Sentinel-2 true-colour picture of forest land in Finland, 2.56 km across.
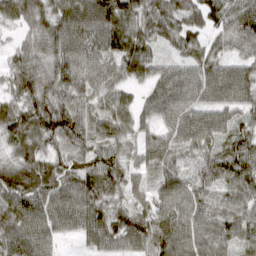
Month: March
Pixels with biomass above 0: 95%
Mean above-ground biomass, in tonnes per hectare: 78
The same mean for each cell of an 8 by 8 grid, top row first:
62 89 112 106 74 68 58 104
33 86 101 89 80 44 51 59
54 86 91 77 56 100 124 123
75 115 75 68 53 95 96 74
69 59 71 60 60 81 84 80
75 77 84 81 46 71 71 110
98 94 99 67 56 85 63 69
90 71 33 66 82 100 86 73
